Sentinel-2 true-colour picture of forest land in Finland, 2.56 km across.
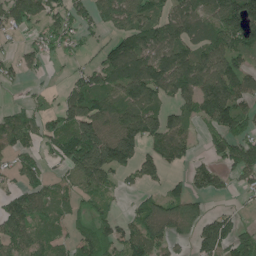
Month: June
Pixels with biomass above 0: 70%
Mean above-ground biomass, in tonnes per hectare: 91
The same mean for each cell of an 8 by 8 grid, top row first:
108 88 79 112 112 111 122 210
28 56 39 94 129 124 128 119
31 15 69 103 154 159 180 123
52 58 140 98 126 73 135 100
84 61 201 204 127 93 43 109
50 43 115 79 61 27 84 61
85 69 41 29 59 78 35 24
92 56 85 90 105 53 132 95
